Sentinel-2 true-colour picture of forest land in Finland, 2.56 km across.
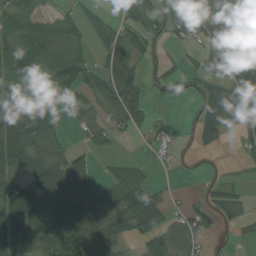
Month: August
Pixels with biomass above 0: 67%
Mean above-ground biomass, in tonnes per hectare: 53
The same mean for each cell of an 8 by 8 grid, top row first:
60 25 30 21 74 60 43 45
60 80 38 71 47 20 47 82
48 51 40 72 34 36 61 66
100 69 23 66 24 3 76 73
114 76 15 21 8 17 37 21
66 119 70 27 26 7 20 6
113 116 99 81 98 20 45 30
106 98 89 45 46 86 33 13
